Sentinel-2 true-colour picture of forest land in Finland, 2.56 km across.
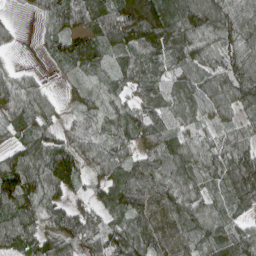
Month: April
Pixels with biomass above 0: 89%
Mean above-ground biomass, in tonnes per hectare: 84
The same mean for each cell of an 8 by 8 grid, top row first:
8 53 110 154 207 118 129 110
13 36 87 79 106 101 71 102
56 13 27 40 94 69 84 105
93 59 38 44 71 63 60 62
58 66 73 76 61 84 66 71
146 111 64 84 109 108 78 130
105 82 61 82 97 100 79 75
95 91 100 128 114 88 108 104
